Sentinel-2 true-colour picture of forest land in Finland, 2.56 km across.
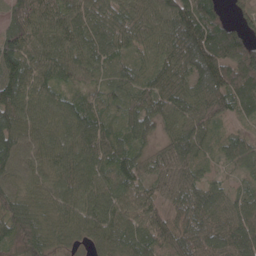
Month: April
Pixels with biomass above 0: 96%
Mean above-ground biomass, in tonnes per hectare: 78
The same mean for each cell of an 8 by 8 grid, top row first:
69 98 92 77 86 110 85 28
99 88 84 70 68 106 123 87
123 86 52 63 69 84 107 86
102 78 72 39 91 76 76 43
102 82 96 69 49 84 48 60
86 73 95 77 63 70 36 27
102 76 85 88 79 60 81 69
58 81 49 88 83 70 76 93
